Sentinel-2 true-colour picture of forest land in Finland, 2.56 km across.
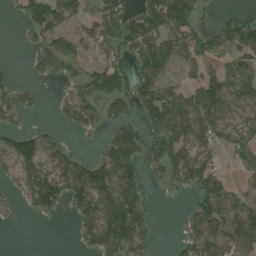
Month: August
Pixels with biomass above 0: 58%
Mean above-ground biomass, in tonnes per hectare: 68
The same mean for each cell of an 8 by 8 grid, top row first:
22 127 59 82 108 146 8 29
4 65 62 59 103 106 60 72
27 16 42 105 81 41 66 48
68 6 99 54 69 106 94 51
95 66 7 85 62 100 67 63
60 109 122 130 50 70 98 23
18 73 88 140 72 3 110 82
0 0 44 130 78 25 98 87
